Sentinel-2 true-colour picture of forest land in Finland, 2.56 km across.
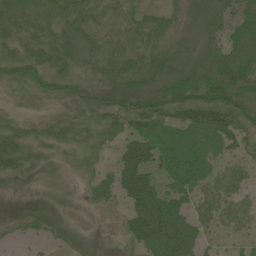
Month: June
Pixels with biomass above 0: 89%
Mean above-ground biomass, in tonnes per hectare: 39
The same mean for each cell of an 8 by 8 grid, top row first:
33 35 40 26 28 20 30 45
37 45 39 35 40 25 34 62
28 35 31 38 42 53 61 63
22 21 30 46 60 47 71 54
48 36 32 23 76 74 59 34
23 15 17 37 76 73 44 38
8 24 13 14 89 61 46 44
10 14 9 3 66 96 16 18
